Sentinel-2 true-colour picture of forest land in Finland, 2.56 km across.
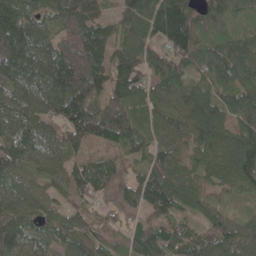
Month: May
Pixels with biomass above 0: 94%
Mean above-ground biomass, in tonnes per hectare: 92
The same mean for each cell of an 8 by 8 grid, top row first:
122 57 115 63 123 181 77 41
169 96 179 118 85 126 93 82
113 132 202 140 93 78 82 93
83 73 146 113 74 84 117 90
96 65 80 76 84 67 93 119
69 59 65 82 78 87 64 108
69 55 50 54 84 82 52 23
90 58 83 48 116 96 93 96
